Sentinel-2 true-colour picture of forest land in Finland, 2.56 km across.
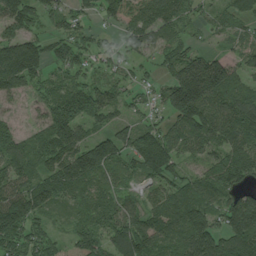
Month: July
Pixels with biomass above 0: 85%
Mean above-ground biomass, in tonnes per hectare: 93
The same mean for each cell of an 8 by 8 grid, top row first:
127 65 52 82 117 97 35 69
131 69 65 46 90 75 25 36
122 52 55 49 30 138 206 68
22 80 121 73 38 141 154 133
86 89 113 118 127 99 98 103
101 113 146 62 73 73 85 119
158 80 56 77 65 134 105 125
116 73 98 98 127 92 149 154
